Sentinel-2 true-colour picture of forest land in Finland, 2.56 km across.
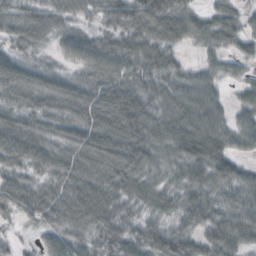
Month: October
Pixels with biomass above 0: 93%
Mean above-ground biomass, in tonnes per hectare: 52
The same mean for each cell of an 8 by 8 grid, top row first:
49 41 12 22 33 40 41 36
39 21 66 59 57 35 41 38
65 63 49 72 55 49 44 32
53 61 76 94 62 67 70 38
69 54 65 70 66 60 75 41
54 43 69 61 52 35 56 51
52 65 75 65 49 47 49 57
15 32 45 67 63 69 48 44
